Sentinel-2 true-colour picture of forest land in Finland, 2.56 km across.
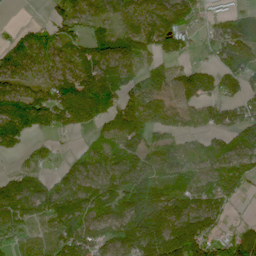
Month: June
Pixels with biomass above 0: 80%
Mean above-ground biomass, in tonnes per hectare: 92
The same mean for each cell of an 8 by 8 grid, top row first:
1 26 61 59 90 125 38 70
72 58 57 97 84 64 39 128
71 53 100 93 67 75 90 92
139 133 116 75 110 77 65 87
89 31 13 79 107 41 49 90
81 55 114 103 116 64 46 92
163 130 156 139 233 158 102 12
72 70 152 130 214 204 137 112
